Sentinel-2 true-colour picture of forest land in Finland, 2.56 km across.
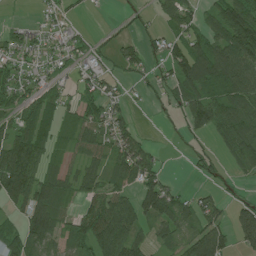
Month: July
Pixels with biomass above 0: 67%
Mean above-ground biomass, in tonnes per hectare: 66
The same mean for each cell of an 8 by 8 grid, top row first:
1 21 10 3 18 73 43 132
46 36 33 22 41 47 94 127
50 37 33 29 19 71 117 119
65 89 60 63 4 35 112 115
125 73 66 75 51 9 18 110
140 75 76 69 92 8 34 30
46 135 39 113 101 87 60 67
64 99 74 143 65 57 170 74
